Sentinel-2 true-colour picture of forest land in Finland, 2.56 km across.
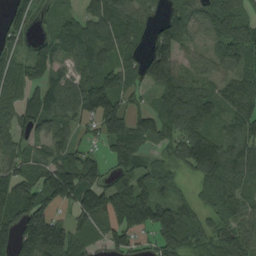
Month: August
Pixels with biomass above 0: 84%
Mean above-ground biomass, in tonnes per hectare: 104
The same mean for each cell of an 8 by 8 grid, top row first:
62 42 73 146 71 120 104 80
60 85 107 128 63 138 69 108
109 105 109 120 86 151 73 98
110 114 112 125 70 150 115 111
92 85 54 101 79 91 159 101
107 137 162 60 86 49 110 76
129 115 126 170 191 114 69 82
135 207 74 82 48 132 77 113
